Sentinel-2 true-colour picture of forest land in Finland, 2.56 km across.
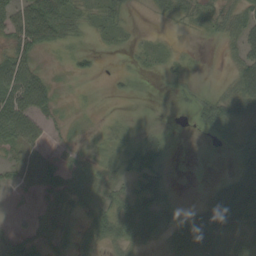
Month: September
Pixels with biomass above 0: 62%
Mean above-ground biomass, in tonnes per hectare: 24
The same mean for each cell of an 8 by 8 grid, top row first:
45 67 25 24 1 23 18 31
40 21 11 7 9 6 1 28
64 22 10 4 2 7 1 40
77 24 4 1 1 2 37 36
40 14 5 11 35 2 2 29
10 12 10 13 53 3 1 40
3 13 13 32 47 23 50 80
16 16 18 29 32 43 70 49
